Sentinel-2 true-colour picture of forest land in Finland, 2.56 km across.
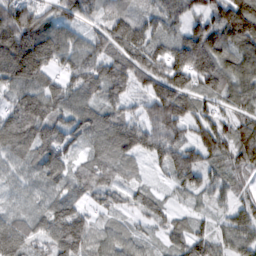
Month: February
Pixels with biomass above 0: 94%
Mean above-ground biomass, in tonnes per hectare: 99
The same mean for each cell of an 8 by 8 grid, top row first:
134 75 74 80 63 91 115 169
207 165 86 99 136 111 172 113
136 87 119 156 115 136 132 108
139 133 96 94 81 164 74 84
125 130 62 127 119 117 123 117
51 89 92 85 25 88 68 43
36 86 73 70 59 36 32 52
111 88 132 75 43 63 84 67
